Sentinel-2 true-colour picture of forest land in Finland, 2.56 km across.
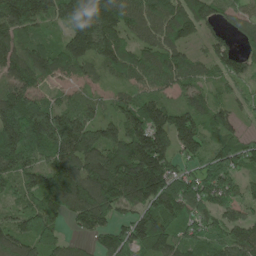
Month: May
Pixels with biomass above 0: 92%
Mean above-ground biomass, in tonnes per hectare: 134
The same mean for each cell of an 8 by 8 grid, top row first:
176 134 174 179 156 169 117 81
147 106 162 151 107 125 62 68
132 94 58 50 101 116 72 81
211 172 121 70 154 122 121 56
218 192 193 151 221 153 97 97
126 146 193 213 265 137 117 89
79 188 195 146 164 176 104 90
136 133 46 124 160 127 126 135
